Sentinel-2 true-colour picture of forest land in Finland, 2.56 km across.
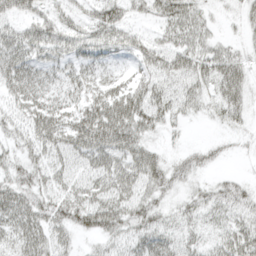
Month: April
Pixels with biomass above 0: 77%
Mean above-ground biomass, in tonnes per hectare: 38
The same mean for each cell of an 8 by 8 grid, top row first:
35 33 29 47 18 43 16 18
53 44 40 40 35 41 32 16
49 32 42 36 34 48 45 42
32 53 54 75 56 32 19 33
28 51 58 73 38 7 16 10
37 34 34 51 54 31 12 15
51 40 59 56 46 26 39 46
38 43 15 31 45 36 25 50
